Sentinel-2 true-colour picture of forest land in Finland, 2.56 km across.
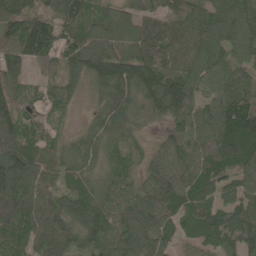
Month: May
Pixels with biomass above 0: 96%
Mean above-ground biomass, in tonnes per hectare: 98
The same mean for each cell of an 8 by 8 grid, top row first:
91 83 143 76 85 108 108 140
109 133 117 86 101 110 136 116
74 53 67 127 119 124 103 71
91 68 21 114 67 108 117 142
114 77 73 73 36 91 109 141
140 77 81 76 66 116 106 110
136 95 119 113 108 88 104 96
79 99 110 108 102 61 78 111
